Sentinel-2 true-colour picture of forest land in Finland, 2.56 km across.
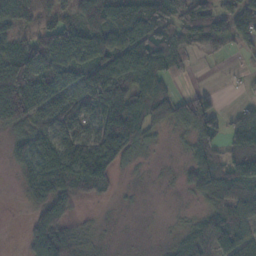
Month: November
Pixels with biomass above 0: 74%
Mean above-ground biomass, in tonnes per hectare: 79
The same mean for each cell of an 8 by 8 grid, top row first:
82 74 104 137 133 99 98 88
60 112 117 120 155 102 46 34
174 111 86 132 100 38 1 6
121 102 84 141 101 60 116 33
48 114 96 151 57 9 76 88
33 165 156 80 4 11 134 59
1 113 27 5 2 3 65 95
1 150 61 4 1 26 136 110
